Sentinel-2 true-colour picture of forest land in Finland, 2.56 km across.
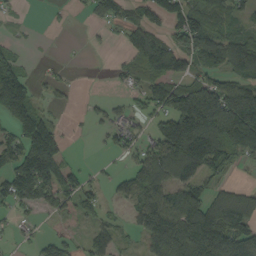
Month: September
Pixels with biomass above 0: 60%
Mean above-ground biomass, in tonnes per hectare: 82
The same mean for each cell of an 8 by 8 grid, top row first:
11 7 7 63 70 105 100 48
21 1 2 9 116 93 124 109
157 19 2 11 64 78 75 89
148 31 6 42 50 173 241 238
103 146 1 36 50 169 184 166
131 151 49 25 118 103 85 6
56 45 67 13 123 150 135 140
18 40 28 27 58 170 195 149
